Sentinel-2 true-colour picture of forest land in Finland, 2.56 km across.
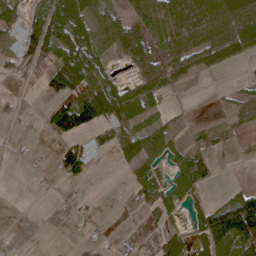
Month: April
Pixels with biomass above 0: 52%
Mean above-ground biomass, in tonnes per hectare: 48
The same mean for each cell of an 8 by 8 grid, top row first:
35 78 89 48 85 93 113 130
48 75 88 52 88 94 113 90
28 54 101 52 79 62 6 11
17 42 134 95 66 17 4 34
2 5 34 46 82 34 24 2
0 6 40 1 39 44 39 0
0 1 10 2 33 42 50 149
1 0 2 5 4 56 61 135
